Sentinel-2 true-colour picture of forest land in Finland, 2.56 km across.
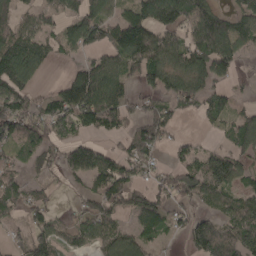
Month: April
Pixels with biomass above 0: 68%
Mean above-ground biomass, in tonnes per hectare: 80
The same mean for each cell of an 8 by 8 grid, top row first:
59 61 103 66 120 121 117 81
137 65 70 105 157 96 139 80
135 12 121 132 67 76 84 19
105 80 117 117 49 51 72 46
81 76 69 20 105 44 14 94
51 47 63 102 37 72 122 77
54 51 39 84 113 57 58 90
28 80 54 92 62 14 167 116
